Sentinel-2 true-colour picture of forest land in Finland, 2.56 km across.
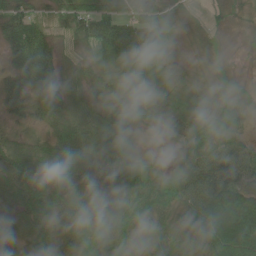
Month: June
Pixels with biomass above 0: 98%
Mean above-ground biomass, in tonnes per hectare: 64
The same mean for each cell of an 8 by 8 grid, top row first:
92 36 85 88 79 39 15 17
103 66 43 89 100 31 35 13
66 97 65 62 57 44 42 23
50 65 74 61 56 59 61 47
55 52 86 86 17 29 76 48
88 68 74 75 63 73 101 82
69 72 65 69 78 64 106 96
39 56 71 59 47 64 79 104
